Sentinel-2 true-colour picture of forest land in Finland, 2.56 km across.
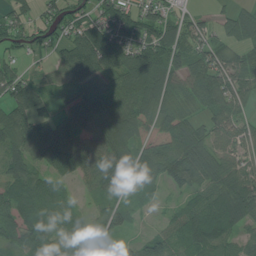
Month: July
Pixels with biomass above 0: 84%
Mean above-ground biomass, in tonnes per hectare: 77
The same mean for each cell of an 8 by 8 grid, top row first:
51 52 54 87 91 46 22 61
48 47 130 127 119 91 59 63
74 29 79 64 89 73 107 77
88 44 69 85 84 71 63 58
70 124 98 146 100 120 93 69
63 67 66 95 77 94 98 72
83 68 32 72 21 33 102 133
61 87 85 57 64 78 123 54
